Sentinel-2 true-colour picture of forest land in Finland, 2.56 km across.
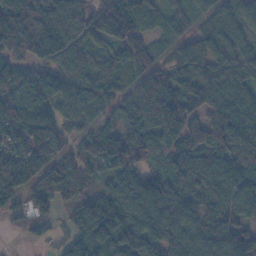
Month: November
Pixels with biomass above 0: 92%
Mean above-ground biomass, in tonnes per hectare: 91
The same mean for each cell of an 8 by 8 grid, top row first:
166 117 142 125 86 46 50 73
108 140 85 77 74 69 89 91
102 91 74 79 86 92 110 74
129 90 62 62 92 100 96 104
83 96 67 129 107 69 97 122
128 118 67 90 98 89 95 90
35 24 79 141 134 103 90 101
3 21 71 100 130 81 78 113
